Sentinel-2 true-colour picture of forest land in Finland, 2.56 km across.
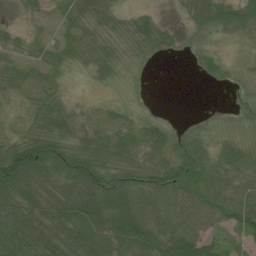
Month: July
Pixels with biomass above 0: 83%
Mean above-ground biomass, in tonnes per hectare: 57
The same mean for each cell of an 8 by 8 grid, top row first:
8 22 59 48 39 11 90 68
39 37 54 48 52 27 33 14
56 41 10 28 12 0 17 31
28 74 24 33 21 1 13 35
65 95 67 74 63 67 51 44
134 87 126 97 77 86 70 42
99 88 118 110 75 67 60 67
102 78 105 82 84 101 57 32
